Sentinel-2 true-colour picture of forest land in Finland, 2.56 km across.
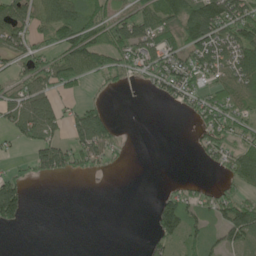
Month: June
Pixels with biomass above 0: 53%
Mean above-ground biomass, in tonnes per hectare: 53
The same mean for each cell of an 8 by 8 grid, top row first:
79 73 97 81 86 102 166 110
67 59 135 99 101 76 101 103
53 77 59 35 34 106 60 78
73 93 57 19 0 12 85 55
27 69 68 50 0 0 59 52
49 44 30 5 0 3 5 66
107 0 0 0 0 78 42 77
0 0 0 0 8 51 54 47
